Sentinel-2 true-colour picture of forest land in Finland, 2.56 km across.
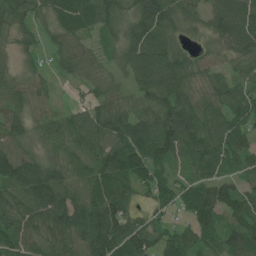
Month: July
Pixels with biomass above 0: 90%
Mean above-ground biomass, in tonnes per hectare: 69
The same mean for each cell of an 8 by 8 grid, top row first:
76 50 81 76 114 80 68 102
39 32 47 31 84 55 31 79
50 27 33 22 88 101 48 52
59 36 46 65 66 108 83 77
63 53 82 80 89 95 90 66
100 90 79 89 55 36 70 44
68 98 107 108 32 39 91 62
73 69 96 120 90 60 44 78
